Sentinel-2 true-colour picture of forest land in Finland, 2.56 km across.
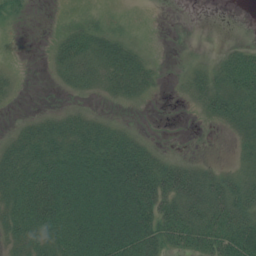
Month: July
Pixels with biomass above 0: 68%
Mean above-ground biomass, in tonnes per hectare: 28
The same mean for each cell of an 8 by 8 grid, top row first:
10 1 9 6 2 0 0 0
4 7 37 32 9 1 1 11
7 3 26 35 29 5 23 37
3 10 16 6 2 1 22 33
29 41 40 44 20 1 1 14
41 54 65 63 57 51 32 25
39 60 64 69 54 49 57 43
27 37 57 76 52 40 46 61
